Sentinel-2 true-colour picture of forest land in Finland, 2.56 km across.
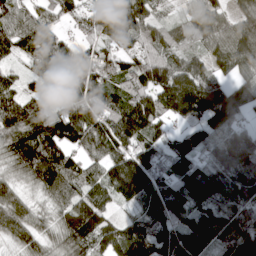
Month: April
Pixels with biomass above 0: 93%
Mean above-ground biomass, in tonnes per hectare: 112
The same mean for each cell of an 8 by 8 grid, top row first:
109 97 83 115 116 35 111 106
90 141 77 77 88 77 78 142
49 96 123 89 117 119 116 93
137 84 135 119 136 107 138 133
133 168 121 139 103 57 100 180
83 151 101 137 158 106 140 175
107 64 136 60 71 120 134 171
77 71 118 97 101 144 147 172
